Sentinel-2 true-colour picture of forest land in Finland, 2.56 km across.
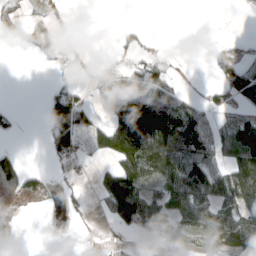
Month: April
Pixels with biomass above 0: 44%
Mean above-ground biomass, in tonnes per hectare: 52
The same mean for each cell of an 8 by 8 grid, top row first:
31 35 5 0 0 0 0 1
12 16 19 8 24 2 19 23
0 12 36 45 66 20 7 101
9 72 104 93 172 116 45 32
4 48 53 74 149 132 80 145
118 26 7 100 82 91 101 123
60 8 14 102 127 81 93 98
46 0 6 11 11 45 55 104
